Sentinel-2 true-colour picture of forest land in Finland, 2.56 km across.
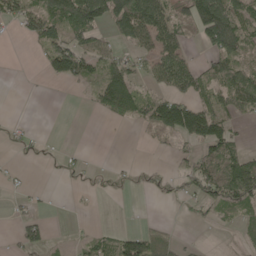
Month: May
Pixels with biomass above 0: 46%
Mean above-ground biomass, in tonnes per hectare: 48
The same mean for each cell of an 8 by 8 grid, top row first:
63 104 146 118 124 53 149 79
0 73 93 39 52 69 50 70
0 26 61 106 39 104 66 96
0 0 1 77 58 113 86 57
11 1 1 0 7 30 110 51
8 0 9 7 13 31 103 134
12 4 1 0 0 7 39 59
31 33 14 48 74 26 1 20
